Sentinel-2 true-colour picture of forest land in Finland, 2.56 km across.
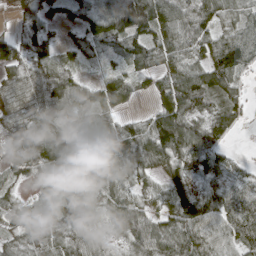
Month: April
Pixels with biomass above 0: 89%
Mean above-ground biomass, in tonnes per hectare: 56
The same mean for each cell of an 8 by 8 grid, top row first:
21 49 41 98 124 78 59 37
54 57 32 27 62 66 58 95
42 62 41 43 30 68 76 36
42 49 73 44 20 85 48 39
43 77 66 60 96 109 73 3
23 38 40 53 42 62 56 28
25 37 58 55 50 88 84 84
28 63 47 24 89 92 78 75
